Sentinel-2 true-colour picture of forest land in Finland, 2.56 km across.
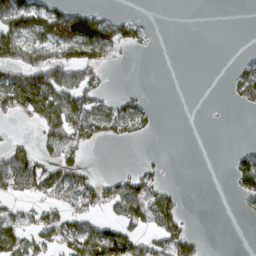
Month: March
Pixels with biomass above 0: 41%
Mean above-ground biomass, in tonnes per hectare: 51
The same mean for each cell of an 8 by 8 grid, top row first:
119 105 84 30 6 0 0 0
128 95 114 91 18 0 0 1
98 128 84 4 0 0 0 71
54 113 110 63 47 0 0 10
32 68 69 25 8 0 0 7
148 91 60 21 63 1 0 93
41 53 68 61 123 68 0 10
105 67 99 125 60 118 6 0
